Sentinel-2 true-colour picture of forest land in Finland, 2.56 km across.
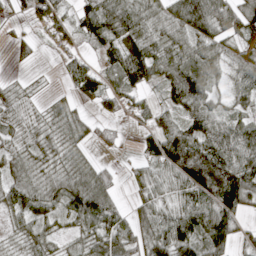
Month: April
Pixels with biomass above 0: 80%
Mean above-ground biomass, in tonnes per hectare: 52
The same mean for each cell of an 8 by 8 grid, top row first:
20 67 52 91 59 71 98 85
17 7 20 66 86 50 51 25
12 3 74 36 64 80 55 40
31 23 19 30 32 37 64 26
26 34 28 20 38 113 84 85
44 33 58 28 33 61 144 108
48 40 73 64 39 45 86 72
21 36 33 61 56 82 90 30
